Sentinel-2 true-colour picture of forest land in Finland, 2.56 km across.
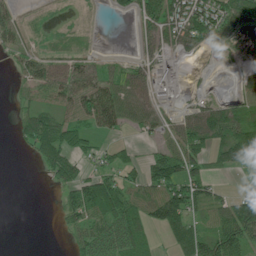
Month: July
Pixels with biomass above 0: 70%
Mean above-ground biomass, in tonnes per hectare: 46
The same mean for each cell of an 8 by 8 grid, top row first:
34 8 5 29 46 77 93 101
36 12 14 18 29 75 75 23
13 53 39 30 52 115 20 16
19 42 45 68 44 41 81 51
15 72 40 21 11 45 71 141
0 32 60 40 54 91 52 11
0 1 69 78 55 96 48 98
0 0 35 39 46 39 72 93
